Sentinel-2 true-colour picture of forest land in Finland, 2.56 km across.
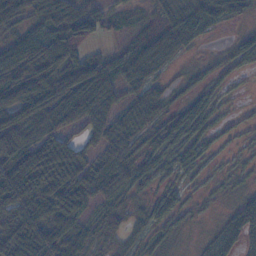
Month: November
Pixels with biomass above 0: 83%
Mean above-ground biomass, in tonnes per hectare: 52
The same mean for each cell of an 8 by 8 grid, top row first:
73 79 81 27 18 45 57 26
67 93 60 20 47 49 7 44
68 76 96 66 53 17 27 14
78 82 86 54 64 38 46 9
69 94 50 57 30 51 32 13
116 110 78 66 39 26 15 15
83 79 67 39 26 35 8 47
101 80 56 31 28 16 26 67
